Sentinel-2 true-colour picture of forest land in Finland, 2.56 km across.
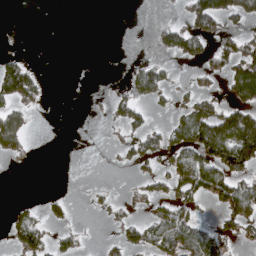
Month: April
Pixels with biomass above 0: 31%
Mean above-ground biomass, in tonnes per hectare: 33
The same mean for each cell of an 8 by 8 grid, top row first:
0 0 0 0 0 7 79 46
2 0 0 0 0 51 33 57
100 7 0 1 57 11 18 82
54 2 0 21 25 30 66 82
48 0 0 8 45 51 123 139
0 0 0 0 26 67 120 66
18 21 0 19 12 58 14 88
31 39 16 15 50 96 81 31
